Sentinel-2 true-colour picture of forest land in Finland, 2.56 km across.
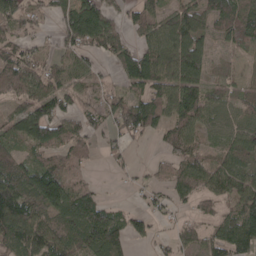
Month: April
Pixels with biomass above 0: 72%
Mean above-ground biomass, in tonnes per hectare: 62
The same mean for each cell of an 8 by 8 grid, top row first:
71 26 128 46 58 56 73 92
58 18 73 63 54 103 38 30
86 66 49 25 113 90 51 16
52 101 59 63 111 78 73 42
46 94 56 25 13 71 31 64
84 117 29 8 12 62 76 69
129 87 93 31 22 24 22 81
85 91 86 93 26 33 53 100
